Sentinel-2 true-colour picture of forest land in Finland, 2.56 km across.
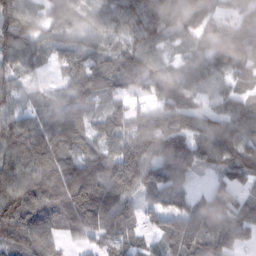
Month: February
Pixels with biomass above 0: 89%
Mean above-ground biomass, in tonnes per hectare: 92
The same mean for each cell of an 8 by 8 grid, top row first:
97 63 58 80 56 41 93 96
101 51 74 59 89 28 81 123
58 15 101 95 87 92 83 78
66 63 99 72 64 131 57 91
107 102 97 93 130 158 110 105
117 126 154 149 125 131 29 89
133 122 151 124 52 89 112 100
96 109 53 93 46 146 127 87
